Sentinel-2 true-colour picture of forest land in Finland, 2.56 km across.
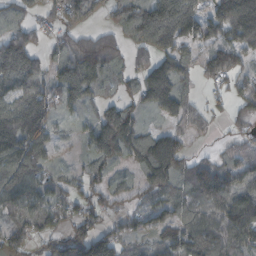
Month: October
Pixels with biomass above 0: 80%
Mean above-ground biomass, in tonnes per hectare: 91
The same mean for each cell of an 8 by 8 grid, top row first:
51 49 93 51 129 191 86 166
137 43 97 71 85 107 95 108
138 82 187 63 102 117 41 51
122 95 48 97 51 78 32 44
137 81 27 161 115 88 9 45
138 71 57 54 69 124 136 84
106 115 66 37 72 101 109 127
74 67 135 95 56 120 134 95
